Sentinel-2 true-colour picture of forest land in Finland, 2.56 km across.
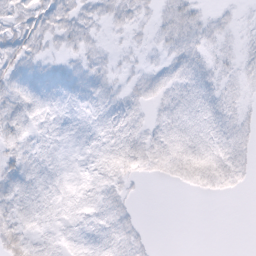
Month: February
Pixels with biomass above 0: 71%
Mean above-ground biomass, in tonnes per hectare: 8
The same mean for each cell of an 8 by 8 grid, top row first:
13 15 10 8 5 11 5 3
16 7 8 3 5 9 7 5
12 9 8 6 7 9 9 6
12 8 5 9 5 10 11 7
13 8 4 8 10 12 11 10
18 8 5 11 6 8 13 8
12 8 8 11 1 0 0 0
23 5 8 11 4 0 0 0
